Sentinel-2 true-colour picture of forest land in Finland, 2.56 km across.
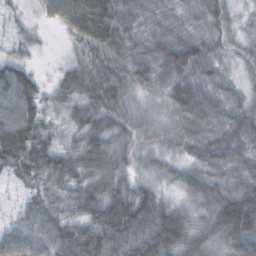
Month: October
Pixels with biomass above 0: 94%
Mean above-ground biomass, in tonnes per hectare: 47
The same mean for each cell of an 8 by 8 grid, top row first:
15 30 95 73 29 18 45 20
22 5 30 52 30 60 36 23
62 14 67 53 38 57 31 23
59 28 46 54 31 51 52 39
90 43 45 52 27 30 45 42
33 56 50 48 32 32 47 45
19 46 47 68 68 38 53 119
62 63 70 74 72 67 51 68
